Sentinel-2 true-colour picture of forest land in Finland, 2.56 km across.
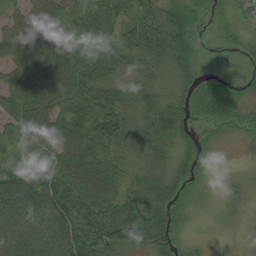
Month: August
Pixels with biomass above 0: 91%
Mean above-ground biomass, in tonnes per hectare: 53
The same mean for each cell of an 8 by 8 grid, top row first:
58 101 52 39 36 53 22 21
99 109 67 46 40 57 7 21
88 114 70 36 29 35 23 16
86 95 57 56 33 49 48 30
69 93 92 42 39 36 20 6
64 72 98 58 47 53 16 11
92 73 61 60 61 54 12 22
75 77 74 71 64 44 7 9
